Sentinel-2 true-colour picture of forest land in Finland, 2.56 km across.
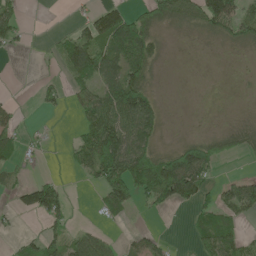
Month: May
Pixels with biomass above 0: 49%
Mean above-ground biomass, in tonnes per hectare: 46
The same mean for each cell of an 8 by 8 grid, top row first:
49 0 16 93 63 70 98 75
18 9 86 82 95 2 4 24
0 10 53 74 75 0 0 1
21 14 41 98 94 1 1 4
42 13 57 122 65 29 75 43
17 10 22 117 132 146 54 19
36 112 1 58 19 31 50 65
16 56 76 34 40 5 64 47
